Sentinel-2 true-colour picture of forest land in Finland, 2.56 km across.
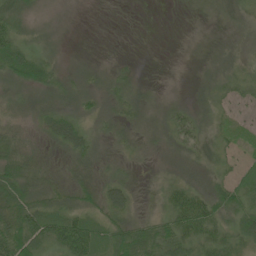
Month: June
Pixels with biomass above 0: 79%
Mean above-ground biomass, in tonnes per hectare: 27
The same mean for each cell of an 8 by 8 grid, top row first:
35 12 4 1 0 2 5 17
45 16 3 0 0 0 7 12
34 30 18 21 6 2 13 25
27 35 29 21 19 22 17 13
36 26 50 17 13 26 17 10
58 27 22 22 5 23 22 27
69 50 34 44 8 51 46 47
72 56 102 52 57 50 42 41
